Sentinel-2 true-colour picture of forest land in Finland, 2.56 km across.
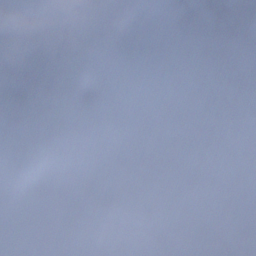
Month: December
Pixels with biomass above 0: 82%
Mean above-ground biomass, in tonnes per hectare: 87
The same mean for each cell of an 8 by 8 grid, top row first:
75 105 46 68 42 67 112 116
72 119 84 60 72 17 129 92
111 81 80 22 15 21 106 163
124 107 87 108 26 43 135 130
70 136 145 85 42 46 92 87
223 116 93 126 119 46 75 143
143 89 71 81 77 27 84 50
172 119 91 44 102 34 32 99
